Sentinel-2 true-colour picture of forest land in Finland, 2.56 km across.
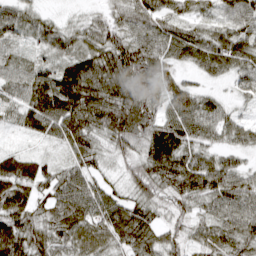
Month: March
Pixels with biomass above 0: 94%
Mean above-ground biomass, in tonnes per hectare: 57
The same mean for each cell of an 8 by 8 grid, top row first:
54 21 16 35 62 47 36 78
31 40 44 67 67 65 67 72
52 65 98 79 81 39 21 43
47 86 99 97 77 67 57 19
11 26 60 55 64 77 42 37
60 43 60 23 71 84 82 52
60 48 79 71 58 39 41 72
76 66 54 55 70 44 46 66
